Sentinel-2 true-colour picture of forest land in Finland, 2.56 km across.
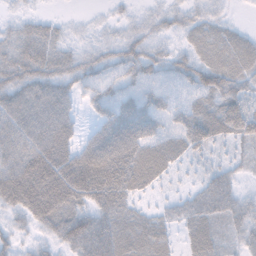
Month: November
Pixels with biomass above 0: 88%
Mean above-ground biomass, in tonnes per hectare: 44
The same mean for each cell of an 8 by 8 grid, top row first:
15 13 5 10 18 25 30 5
43 46 24 35 44 21 43 42
51 56 39 31 36 29 50 40
69 70 20 50 57 34 50 53
68 84 45 83 61 43 44 29
89 108 98 96 60 16 26 17
52 91 53 62 18 24 45 36
27 30 79 69 53 18 42 26
